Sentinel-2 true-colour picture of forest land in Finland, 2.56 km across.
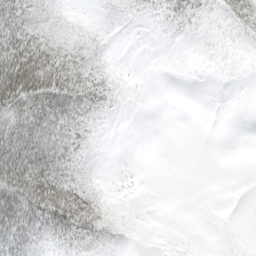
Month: April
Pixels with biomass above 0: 55%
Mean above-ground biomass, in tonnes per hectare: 27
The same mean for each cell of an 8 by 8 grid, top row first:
68 31 8 14 12 25 13 39
98 64 32 5 1 4 5 5
123 97 58 15 0 0 1 1
71 68 41 12 0 0 0 0
77 58 32 3 0 0 0 0
95 78 31 1 0 0 0 0
85 89 69 17 0 0 0 0
61 31 35 19 0 3 0 1
